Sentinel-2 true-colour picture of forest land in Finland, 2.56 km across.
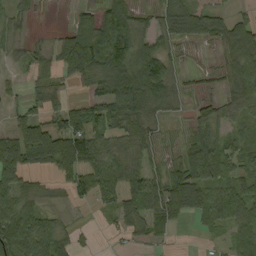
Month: September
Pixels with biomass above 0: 74%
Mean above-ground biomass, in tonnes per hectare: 58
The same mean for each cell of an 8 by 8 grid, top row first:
40 1 33 105 28 68 57 27
31 20 90 121 72 29 15 105
17 38 39 141 153 48 17 87
34 58 98 93 90 23 38 48
99 145 105 46 54 24 98 35
88 39 81 58 43 73 89 48
89 27 12 14 67 82 72 80
111 88 14 7 21 8 9 47
